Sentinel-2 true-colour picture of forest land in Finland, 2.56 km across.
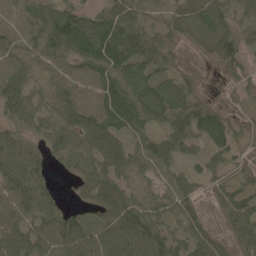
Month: May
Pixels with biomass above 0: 91%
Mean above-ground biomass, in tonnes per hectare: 69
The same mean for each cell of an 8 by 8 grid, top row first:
54 93 84 89 63 65 90 55
59 86 89 116 87 47 70 82
82 48 56 83 121 70 16 52
83 61 90 85 99 105 69 29
66 44 54 79 54 71 48 34
97 36 40 90 37 38 50 43
78 64 31 99 76 57 21 67
70 92 109 109 102 80 66 46
